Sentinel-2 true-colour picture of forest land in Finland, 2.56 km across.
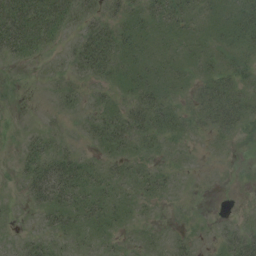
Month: August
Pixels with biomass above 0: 69%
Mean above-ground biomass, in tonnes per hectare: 14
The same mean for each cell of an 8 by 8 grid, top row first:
47 38 19 13 18 23 13 29
32 13 24 27 15 14 13 19
2 4 9 15 22 16 20 13
1 2 7 14 28 16 23 26
4 16 6 24 13 7 4 4
7 36 26 14 15 7 1 1
3 26 24 17 6 2 0 2
6 12 12 9 6 8 3 28
